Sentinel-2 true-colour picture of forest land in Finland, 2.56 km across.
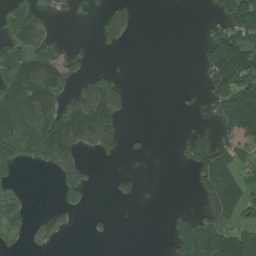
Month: July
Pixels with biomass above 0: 40%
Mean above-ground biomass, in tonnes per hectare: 67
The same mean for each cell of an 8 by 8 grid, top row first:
118 32 5 58 0 0 17 181
100 84 16 18 0 0 85 178
148 150 52 53 0 0 84 154
169 109 143 99 0 4 41 204
162 178 96 59 12 14 119 102
25 15 78 15 5 0 130 105
65 14 32 4 3 11 104 125
33 39 1 9 0 91 186 136
